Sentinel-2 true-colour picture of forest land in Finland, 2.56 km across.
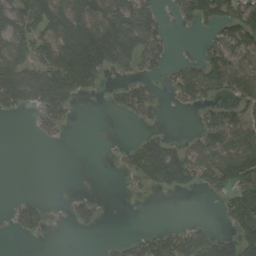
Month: August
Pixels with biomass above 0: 50%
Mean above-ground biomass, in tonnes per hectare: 68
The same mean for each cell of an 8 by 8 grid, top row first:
98 156 141 166 91 41 92 118
105 117 226 194 122 13 50 79
149 148 164 27 57 66 103 83
42 93 7 24 56 6 46 56
0 9 0 4 78 39 105 96
0 0 0 2 83 119 97 116
47 33 47 1 5 0 0 142
11 7 0 14 59 98 109 123
